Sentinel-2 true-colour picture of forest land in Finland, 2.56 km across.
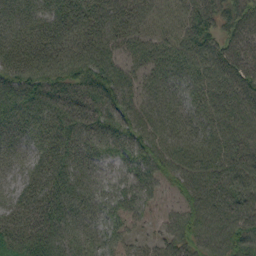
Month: September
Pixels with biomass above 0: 96%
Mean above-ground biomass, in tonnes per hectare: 62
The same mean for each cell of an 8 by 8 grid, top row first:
54 45 63 68 51 42 65 69
69 72 66 57 54 56 59 62
79 75 69 76 53 59 69 75
75 73 73 70 70 62 64 79
52 58 63 61 66 72 71 78
39 66 60 33 60 56 72 82
51 70 62 57 40 31 76 75
58 78 52 48 25 57 71 76
